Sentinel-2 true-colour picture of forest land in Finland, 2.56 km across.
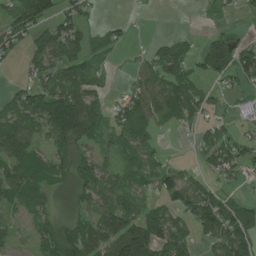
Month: June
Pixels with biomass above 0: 66%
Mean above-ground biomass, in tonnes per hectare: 68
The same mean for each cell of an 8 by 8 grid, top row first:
104 73 64 3 3 0 9 20
55 77 67 37 16 82 103 92
11 68 72 9 66 110 55 58
74 134 133 51 123 62 38 12
110 62 88 40 75 4 59 58
83 81 92 62 60 52 39 34
46 64 65 110 48 62 141 93
27 86 119 140 213 94 58 130
